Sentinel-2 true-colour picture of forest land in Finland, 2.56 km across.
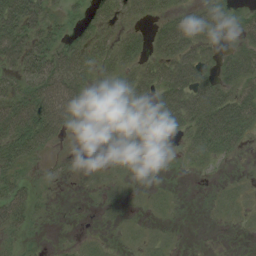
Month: August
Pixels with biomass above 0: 55%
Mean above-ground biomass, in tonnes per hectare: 23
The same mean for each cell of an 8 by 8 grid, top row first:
68 33 17 27 24 30 43 17
59 41 37 32 23 57 23 26
26 61 40 9 34 55 36 43
55 66 19 5 20 50 71 53
53 30 0 1 3 12 48 22
24 3 0 3 0 2 2 2
41 3 0 1 3 3 2 6
12 2 5 2 5 2 0 0
